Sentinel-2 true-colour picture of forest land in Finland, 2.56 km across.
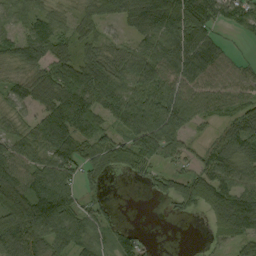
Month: September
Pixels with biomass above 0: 80%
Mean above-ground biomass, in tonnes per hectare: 69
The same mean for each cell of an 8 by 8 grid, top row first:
50 46 43 55 112 132 92 61
66 86 51 37 49 104 97 6
46 69 93 91 109 84 66 52
45 75 113 93 134 114 49 69
64 91 83 67 112 68 29 90
90 100 52 18 28 57 89 74
98 103 60 13 0 29 76 140
95 63 67 42 23 0 20 78
